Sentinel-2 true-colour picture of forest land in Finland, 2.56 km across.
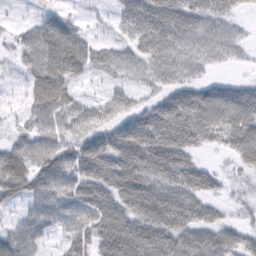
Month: February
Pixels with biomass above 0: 85%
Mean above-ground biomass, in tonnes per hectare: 53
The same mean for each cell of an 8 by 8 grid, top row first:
12 30 19 22 62 67 59 21
30 77 60 43 52 60 54 28
16 84 33 35 40 42 29 22
17 65 53 43 55 82 84 86
41 57 55 75 89 80 36 80
75 71 65 81 80 72 50 24
27 60 62 67 72 71 41 20
60 26 47 79 75 66 60 44
